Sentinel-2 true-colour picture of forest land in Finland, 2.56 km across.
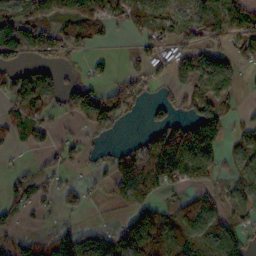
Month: October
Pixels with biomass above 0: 61%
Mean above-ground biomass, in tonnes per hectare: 68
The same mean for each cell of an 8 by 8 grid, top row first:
123 80 88 62 77 70 96 73
141 91 57 10 42 83 78 62
67 60 34 26 61 56 98 43
55 39 90 141 22 38 104 26
29 31 33 23 50 159 144 54
27 41 12 64 98 89 57 71
51 22 39 23 94 65 100 73
43 52 98 75 139 101 106 80
